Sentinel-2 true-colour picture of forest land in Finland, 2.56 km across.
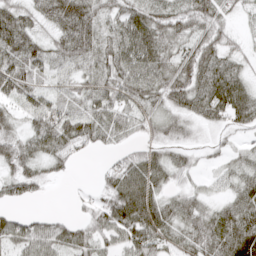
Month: April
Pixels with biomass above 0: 83%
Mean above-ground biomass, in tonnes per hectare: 51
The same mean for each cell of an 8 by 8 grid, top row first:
61 44 65 36 57 56 66 17
76 43 58 48 77 50 73 25
79 29 30 57 81 81 80 50
33 74 48 68 43 47 56 58
49 62 48 31 33 38 16 18
57 28 3 46 78 35 16 38
23 6 14 77 93 55 41 58
57 70 64 50 78 35 77 89
